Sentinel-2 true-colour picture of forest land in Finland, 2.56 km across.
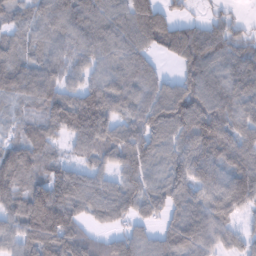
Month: February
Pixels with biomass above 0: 89%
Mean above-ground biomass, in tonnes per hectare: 90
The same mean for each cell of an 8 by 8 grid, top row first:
48 91 103 84 115 36 27 17
61 71 84 89 78 123 124 83
111 92 55 81 81 64 99 89
46 102 160 103 99 145 162 88
68 69 78 92 103 86 151 119
101 74 75 63 90 96 113 134
78 180 78 94 79 73 100 94
71 119 90 53 63 106 96 48
